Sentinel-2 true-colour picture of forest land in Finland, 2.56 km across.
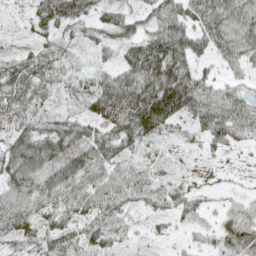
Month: May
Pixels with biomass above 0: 84%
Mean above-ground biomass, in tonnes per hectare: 58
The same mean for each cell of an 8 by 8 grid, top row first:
5 70 58 42 37 75 124 86
13 47 24 33 78 99 69 84
82 62 30 73 106 133 56 33
55 29 25 108 146 119 88 84
62 80 80 75 47 15 42 40
71 94 83 49 36 20 14 6
67 49 46 69 36 49 23 35
37 50 45 44 10 12 27 98
